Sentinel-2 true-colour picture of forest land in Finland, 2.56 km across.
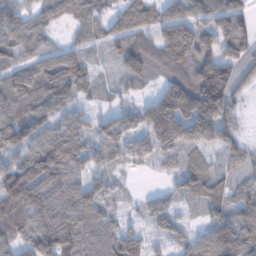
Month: January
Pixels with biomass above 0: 90%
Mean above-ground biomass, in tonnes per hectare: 92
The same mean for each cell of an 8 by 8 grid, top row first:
74 56 72 68 101 105 97 98
68 61 64 55 80 183 108 97
105 130 116 26 51 96 199 66
88 84 54 54 81 203 193 40
90 120 109 99 66 114 93 75
134 153 78 51 7 55 120 54
121 127 131 49 38 50 69 87
69 150 131 101 65 62 107 122
